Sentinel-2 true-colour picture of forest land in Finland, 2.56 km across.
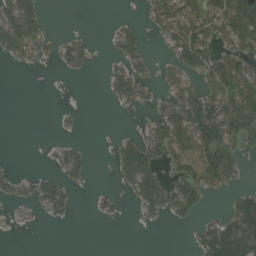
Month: August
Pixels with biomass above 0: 41%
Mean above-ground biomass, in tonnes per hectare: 42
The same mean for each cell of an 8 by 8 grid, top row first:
108 17 0 4 15 81 83 135
74 23 40 23 34 69 68 62
0 2 3 42 39 47 61 82
0 0 8 4 10 82 123 110
0 5 13 15 80 84 130 65
20 28 28 14 113 50 98 25
13 44 4 16 50 73 16 77
1 0 0 0 0 0 79 116
